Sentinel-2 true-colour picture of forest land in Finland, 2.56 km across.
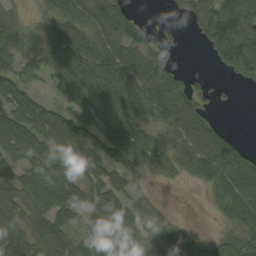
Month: September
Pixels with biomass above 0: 78%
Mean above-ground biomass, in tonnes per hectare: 52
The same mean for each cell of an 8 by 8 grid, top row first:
32 37 62 89 7 19 108 139
56 56 64 64 53 26 49 140
64 32 79 78 78 47 18 28
52 54 52 64 58 80 29 2
53 49 70 68 56 59 70 21
57 66 53 41 31 29 51 27
70 70 44 53 36 3 9 41
92 77 35 56 47 48 21 34
